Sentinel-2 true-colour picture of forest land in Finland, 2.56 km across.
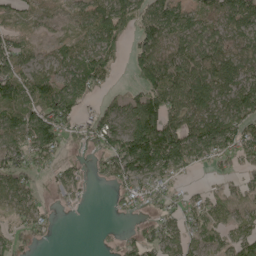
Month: May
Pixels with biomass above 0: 75%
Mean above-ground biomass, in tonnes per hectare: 63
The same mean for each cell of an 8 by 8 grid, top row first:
32 25 50 118 77 102 54 89
60 23 44 52 75 67 91 36
101 80 84 22 71 101 104 80
77 99 43 46 116 88 75 87
83 106 39 83 171 120 95 84
95 28 29 66 81 47 14 39
59 26 14 12 35 38 64 37
36 16 0 8 54 64 46 57
